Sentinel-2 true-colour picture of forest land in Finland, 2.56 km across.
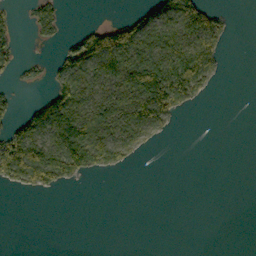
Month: October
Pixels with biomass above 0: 36%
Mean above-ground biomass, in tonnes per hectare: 44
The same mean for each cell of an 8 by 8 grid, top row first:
22 71 0 2 39 110 84 0
42 10 91 158 89 101 92 0
19 41 89 85 143 156 56 0
32 126 98 84 112 75 0 0
129 92 172 96 37 1 0 0
82 104 51 12 0 0 0 0
0 0 0 0 0 0 0 0
0 0 0 0 0 0 0 0
